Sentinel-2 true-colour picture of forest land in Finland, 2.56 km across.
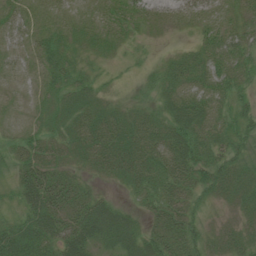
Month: July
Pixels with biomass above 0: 85%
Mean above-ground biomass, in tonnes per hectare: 30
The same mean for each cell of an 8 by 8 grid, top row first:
23 16 10 17 20 17 24 30
16 33 17 14 9 10 36 42
10 24 27 12 13 32 35 35
5 23 35 28 24 41 39 36
23 30 38 44 41 48 37 38
27 47 19 22 39 41 48 40
23 56 40 36 20 35 18 28
51 45 58 43 42 37 29 33
